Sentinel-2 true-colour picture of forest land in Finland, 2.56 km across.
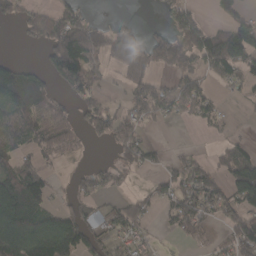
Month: March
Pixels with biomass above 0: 55%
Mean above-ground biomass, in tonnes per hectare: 72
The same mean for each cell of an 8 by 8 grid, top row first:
58 81 60 10 1 81 19 60
4 99 168 84 90 100 139 154
183 74 112 20 87 58 45 63
128 114 59 66 85 52 52 6
74 94 33 67 67 5 9 45
105 40 29 41 15 82 85 144
164 71 60 35 54 82 79 84
111 175 129 51 37 22 24 101
